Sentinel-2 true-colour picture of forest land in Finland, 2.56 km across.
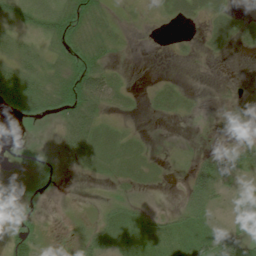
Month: July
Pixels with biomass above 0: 57%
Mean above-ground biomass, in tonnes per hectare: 19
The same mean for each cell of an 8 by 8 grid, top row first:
43 50 52 13 3 18 17 13
33 24 37 23 1 5 12 9
59 36 68 28 1 4 2 2
23 25 58 10 3 8 3 18
1 2 39 18 8 3 5 20
11 10 3 9 10 1 55 16
5 2 2 13 12 9 26 12
39 10 19 20 24 21 29 39
